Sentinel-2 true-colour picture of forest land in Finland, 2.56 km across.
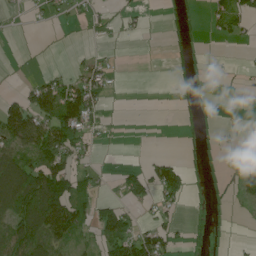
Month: June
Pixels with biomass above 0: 37%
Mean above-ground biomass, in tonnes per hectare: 36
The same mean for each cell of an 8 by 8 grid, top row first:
3 20 13 10 12 15 20 52
0 0 2 5 1 14 2 5
2 31 52 23 0 6 2 5
85 97 131 4 0 7 3 11
79 105 49 3 0 0 11 53
118 128 52 6 50 61 12 72
105 165 59 52 19 19 7 6
95 86 29 82 75 24 13 4
